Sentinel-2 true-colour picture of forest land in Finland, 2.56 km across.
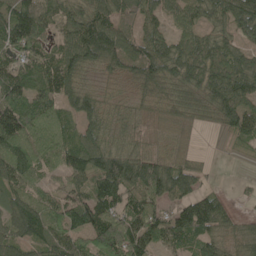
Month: May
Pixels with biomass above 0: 87%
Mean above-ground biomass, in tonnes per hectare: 93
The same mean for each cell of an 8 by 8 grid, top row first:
132 99 104 91 71 68 84 112
112 65 139 132 96 92 89 74
107 108 93 53 104 113 113 119
148 102 109 68 74 93 75 119
127 94 102 75 74 51 0 24
107 46 83 178 154 136 25 6
94 80 119 125 127 90 124 16
83 90 79 136 113 81 93 76
